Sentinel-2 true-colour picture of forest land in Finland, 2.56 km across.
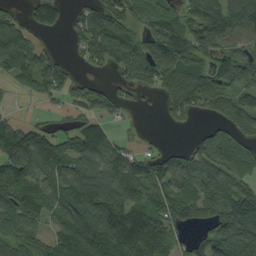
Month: September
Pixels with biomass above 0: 74%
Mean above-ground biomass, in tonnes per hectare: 81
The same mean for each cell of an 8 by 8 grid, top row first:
36 73 42 97 66 72 99 118
128 28 40 138 109 122 66 71
57 105 29 23 75 124 94 77
12 12 39 34 10 57 51 94
150 129 82 71 12 9 78 68
154 77 70 94 114 114 111 72
78 70 94 118 110 94 64 129
66 64 145 142 147 54 76 133
